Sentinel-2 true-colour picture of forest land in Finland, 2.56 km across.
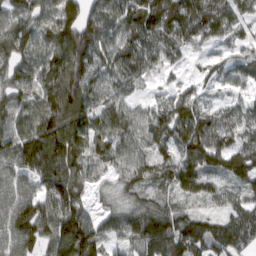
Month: March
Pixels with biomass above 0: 92%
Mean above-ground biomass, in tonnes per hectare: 92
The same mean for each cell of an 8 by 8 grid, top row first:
89 77 115 104 127 120 127 73
110 104 167 99 108 72 32 41
86 116 128 78 43 24 38 49
95 118 135 86 48 88 54 56
125 163 113 86 72 91 113 75
100 133 93 50 67 98 88 89
128 112 90 54 90 60 34 81
113 93 154 60 135 132 109 85
